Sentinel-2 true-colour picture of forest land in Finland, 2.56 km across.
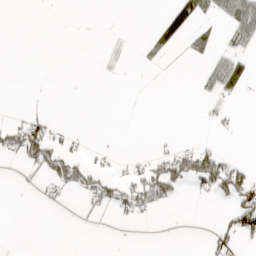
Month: March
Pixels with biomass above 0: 18%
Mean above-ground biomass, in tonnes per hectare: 13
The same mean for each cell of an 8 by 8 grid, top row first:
0 0 0 0 0 32 17 41
0 0 0 3 10 14 20 13
0 0 0 1 1 0 18 29
2 5 0 0 0 0 8 2
47 54 5 1 0 5 9 1
1 29 33 17 33 57 81 50
0 5 5 21 23 4 1 67
0 0 0 0 0 0 8 25
